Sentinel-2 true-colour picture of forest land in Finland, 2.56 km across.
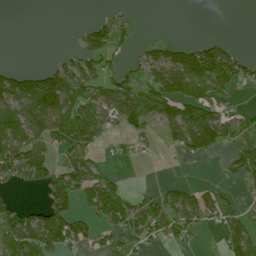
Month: July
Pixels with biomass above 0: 51%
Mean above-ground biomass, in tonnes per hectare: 54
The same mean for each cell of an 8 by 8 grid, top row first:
0 0 0 30 0 0 0 0
0 0 53 83 27 45 73 12
64 89 78 57 67 122 130 63
83 122 70 77 94 89 85 30
83 74 89 20 17 52 102 62
72 81 99 27 0 0 0 45
38 74 32 76 65 79 70 46
94 108 49 39 60 48 0 120
